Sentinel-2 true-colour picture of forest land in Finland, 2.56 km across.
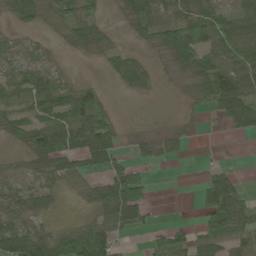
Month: May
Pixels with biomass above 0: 66%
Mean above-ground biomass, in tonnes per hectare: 47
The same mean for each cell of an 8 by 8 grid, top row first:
37 30 54 9 59 45 65 58
42 18 37 35 23 99 54 82
48 49 13 19 36 14 89 99
33 64 69 17 1 4 28 81
23 81 69 70 25 27 0 1
36 62 54 71 39 0 38 24
50 32 11 96 57 0 73 92
116 81 96 73 6 53 76 75
